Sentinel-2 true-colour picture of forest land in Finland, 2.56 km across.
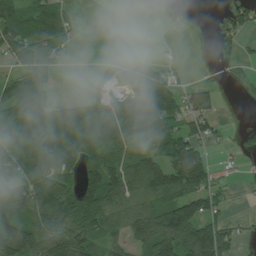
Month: July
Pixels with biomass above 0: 63%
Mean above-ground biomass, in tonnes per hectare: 82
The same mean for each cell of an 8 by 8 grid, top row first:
109 100 10 0 1 5 2 84
111 102 6 0 0 10 2 25
78 57 1 45 91 43 18 34
105 105 78 88 145 99 70 1
121 166 134 87 74 138 60 18
94 118 90 117 140 180 92 12
122 173 139 113 115 171 102 3
175 143 125 73 119 193 196 46
